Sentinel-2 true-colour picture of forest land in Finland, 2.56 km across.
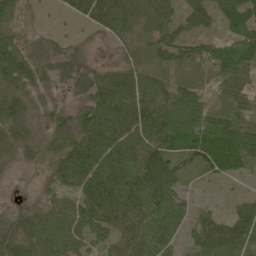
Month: May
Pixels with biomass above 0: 88%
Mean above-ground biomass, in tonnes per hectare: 58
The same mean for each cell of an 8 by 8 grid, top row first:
64 4 37 70 62 42 47 79
69 34 19 14 46 50 45 86
74 51 56 41 53 34 25 70
73 44 53 61 69 88 58 48
62 49 69 58 74 103 121 105
19 41 68 72 85 57 38 37
26 52 51 79 80 64 21 40
67 68 54 55 103 51 85 83
